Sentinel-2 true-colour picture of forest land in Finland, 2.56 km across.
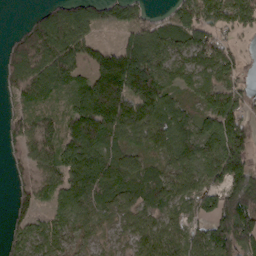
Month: March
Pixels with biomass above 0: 82%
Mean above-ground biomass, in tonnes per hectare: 78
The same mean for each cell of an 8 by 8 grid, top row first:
0 80 114 65 50 77 76 79
75 136 93 51 114 53 96 33
77 86 73 186 140 59 54 53
39 43 102 159 102 81 42 85
58 89 127 84 47 86 80 100
41 84 127 105 78 67 64 94
48 37 69 74 70 50 60 159
47 61 29 32 66 71 98 118
